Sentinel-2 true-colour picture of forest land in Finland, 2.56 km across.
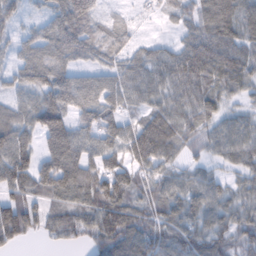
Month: February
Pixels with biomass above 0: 90%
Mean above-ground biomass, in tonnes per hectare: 71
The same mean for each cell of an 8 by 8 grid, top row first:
40 48 126 32 16 43 87 86
35 77 79 68 37 44 98 80
47 86 57 61 76 83 80 70
62 127 62 65 55 77 63 37
93 83 85 72 138 86 52 72
99 111 117 110 63 51 45 46
98 59 75 112 66 76 71 59
50 24 34 99 86 84 74 64
